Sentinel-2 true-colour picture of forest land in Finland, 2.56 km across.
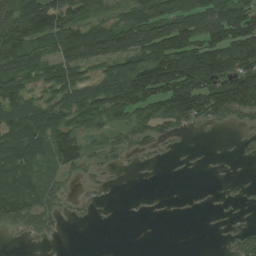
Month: August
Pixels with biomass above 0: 64%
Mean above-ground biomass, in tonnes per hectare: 68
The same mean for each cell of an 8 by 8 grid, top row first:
112 127 78 53 112 115 116 122
113 55 125 100 114 154 126 133
81 61 83 102 149 175 145 132
95 108 98 98 94 131 104 89
122 105 85 34 47 15 2 4
124 41 27 12 3 1 3 2
107 58 17 3 3 1 4 7
4 18 0 0 0 0 0 31
